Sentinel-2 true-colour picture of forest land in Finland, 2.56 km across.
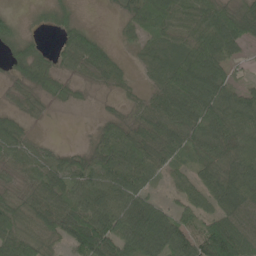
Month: June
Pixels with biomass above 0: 83%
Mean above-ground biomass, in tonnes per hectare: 58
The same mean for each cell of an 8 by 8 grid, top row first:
19 16 15 6 81 82 77 82
35 16 90 19 36 52 100 42
29 47 24 29 20 86 95 30
28 15 3 13 45 77 72 80
57 13 8 63 72 73 53 68
33 63 64 77 73 35 59 78
67 77 98 92 86 42 51 78
87 56 107 106 99 86 128 111
